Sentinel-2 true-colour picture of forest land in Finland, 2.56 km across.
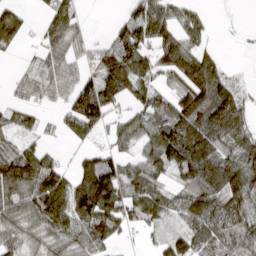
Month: March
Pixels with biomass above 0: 74%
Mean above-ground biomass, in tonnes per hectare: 83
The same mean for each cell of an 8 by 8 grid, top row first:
65 52 39 8 114 74 22 1
29 68 40 99 118 153 45 2
21 60 61 135 96 69 134 15
45 15 148 66 76 114 145 95
53 24 29 42 69 195 146 107
172 135 116 131 94 60 135 132
88 148 144 156 109 65 129 94
61 69 76 60 13 64 81 79
